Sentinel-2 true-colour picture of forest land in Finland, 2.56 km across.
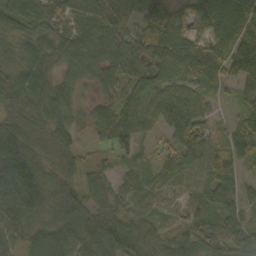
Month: October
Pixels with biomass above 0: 92%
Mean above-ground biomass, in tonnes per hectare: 66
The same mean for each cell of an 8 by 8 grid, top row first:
84 79 40 58 85 68 81 72
47 59 62 62 69 96 72 98
64 50 41 50 64 69 73 74
55 64 41 68 82 87 41 23
93 50 38 61 26 66 59 75
134 65 40 33 57 72 73 53
113 88 74 50 58 49 58 59
66 87 93 101 66 62 69 75
